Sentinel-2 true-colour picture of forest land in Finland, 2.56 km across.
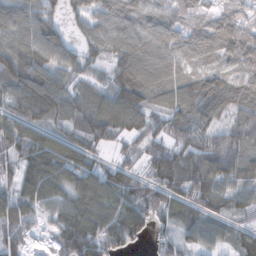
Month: November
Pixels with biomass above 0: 90%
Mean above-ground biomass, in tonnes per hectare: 87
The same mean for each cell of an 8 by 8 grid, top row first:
98 82 71 109 98 97 98 88
90 126 59 89 111 101 116 133
110 101 53 74 129 80 95 107
86 110 80 120 90 55 90 91
95 125 86 41 43 69 72 72
68 130 112 102 62 90 119 106
79 56 84 88 101 77 67 50
71 31 127 103 39 63 59 62
